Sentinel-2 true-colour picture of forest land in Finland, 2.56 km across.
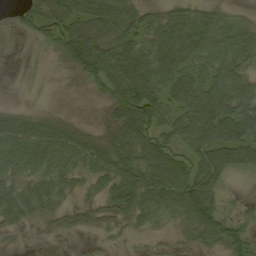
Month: September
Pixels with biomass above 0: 73%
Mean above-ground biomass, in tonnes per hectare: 40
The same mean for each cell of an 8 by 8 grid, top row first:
12 63 70 78 35 40 38 15
0 14 72 61 50 66 48 63
0 0 13 55 69 63 50 48
24 9 1 35 81 48 84 61
63 62 48 49 67 41 78 71
35 37 19 43 59 70 53 13
48 27 17 35 44 47 75 7
2 3 2 4 3 7 36 45
